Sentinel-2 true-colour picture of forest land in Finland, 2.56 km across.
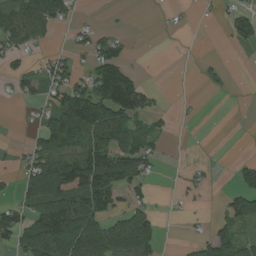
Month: August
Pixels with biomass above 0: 44%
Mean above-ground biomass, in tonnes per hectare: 59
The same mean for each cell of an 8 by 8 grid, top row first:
88 105 12 1 2 7 6 52
46 17 32 70 1 0 1 26
46 63 55 184 28 1 13 1
1 58 172 145 76 9 1 0
10 105 131 125 82 3 1 0
29 155 169 166 65 5 16 46
59 160 144 90 55 4 5 77
64 175 148 107 108 1 56 65
